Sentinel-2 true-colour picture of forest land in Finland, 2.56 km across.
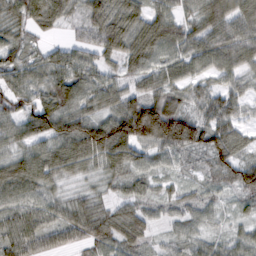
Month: February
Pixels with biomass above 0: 91%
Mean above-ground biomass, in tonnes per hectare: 64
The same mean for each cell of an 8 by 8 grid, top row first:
63 81 45 86 69 61 78 56
63 35 50 72 86 74 87 71
61 76 79 48 56 64 45 48
60 106 77 69 143 96 75 47
53 58 112 143 93 105 90 48
87 75 42 49 45 27 25 67
70 62 59 41 33 28 33 23
80 63 55 61 33 34 38 38
